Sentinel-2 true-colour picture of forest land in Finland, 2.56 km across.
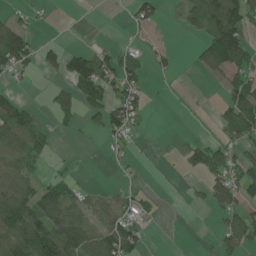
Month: June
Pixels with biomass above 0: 43%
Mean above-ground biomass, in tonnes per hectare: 42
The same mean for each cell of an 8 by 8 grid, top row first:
18 5 0 1 44 10 89 79
121 26 25 22 14 10 66 108
20 10 86 68 29 4 10 66
76 15 49 76 28 1 2 104
53 31 2 22 2 7 46 47
65 22 9 2 2 2 59 63
106 85 47 39 30 0 26 64
97 144 112 100 33 0 3 71
